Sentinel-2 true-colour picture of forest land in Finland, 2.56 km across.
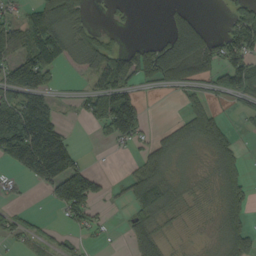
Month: September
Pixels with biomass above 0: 56%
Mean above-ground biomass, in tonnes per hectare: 66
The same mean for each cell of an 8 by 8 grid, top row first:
35 165 57 14 0 55 4 84
88 136 67 57 69 132 77 103
128 58 13 124 63 86 56 122
138 55 32 137 59 9 82 19
216 173 19 36 47 63 70 24
31 148 155 11 104 28 21 65
22 15 112 14 96 37 19 75
34 30 24 7 112 14 13 88
